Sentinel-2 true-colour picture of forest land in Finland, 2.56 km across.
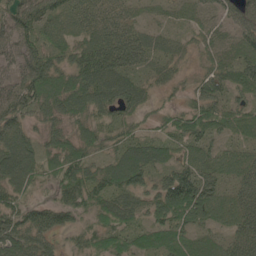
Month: May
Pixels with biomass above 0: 89%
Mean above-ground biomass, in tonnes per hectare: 64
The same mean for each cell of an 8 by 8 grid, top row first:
68 73 51 50 26 30 32 63
66 66 55 90 68 38 33 62
72 113 82 92 48 36 53 61
90 61 63 58 38 39 71 54
80 49 68 48 67 51 52 44
89 52 86 87 91 114 75 58
68 60 69 74 53 114 78 75
78 47 41 61 53 74 47 61
